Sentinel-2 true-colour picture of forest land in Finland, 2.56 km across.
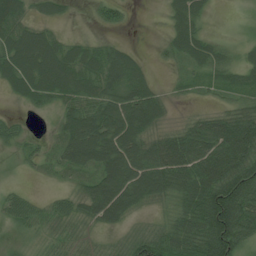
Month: July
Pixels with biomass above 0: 77%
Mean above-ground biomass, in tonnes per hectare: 57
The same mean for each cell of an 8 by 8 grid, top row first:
59 30 2 32 0 44 21 2
79 75 38 44 6 44 45 21
69 82 70 81 62 17 34 39
8 21 83 91 105 8 27 70
28 21 123 108 82 78 90 100
4 16 42 104 109 101 95 126
49 34 49 101 34 48 127 117
10 25 34 17 66 75 127 88
